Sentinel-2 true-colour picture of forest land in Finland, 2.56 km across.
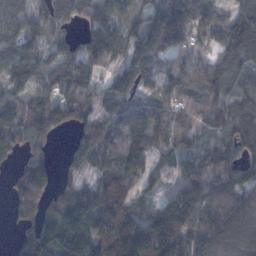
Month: November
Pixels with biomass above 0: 85%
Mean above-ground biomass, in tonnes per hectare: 99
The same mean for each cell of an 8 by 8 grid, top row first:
92 90 81 113 91 180 104 91
105 69 73 111 107 119 59 164
105 80 122 80 75 99 98 77
97 128 109 80 98 86 74 82
56 25 74 96 78 75 51 75
50 78 46 98 63 44 112 105
70 67 145 143 59 135 89 183
31 101 125 157 184 151 141 262
